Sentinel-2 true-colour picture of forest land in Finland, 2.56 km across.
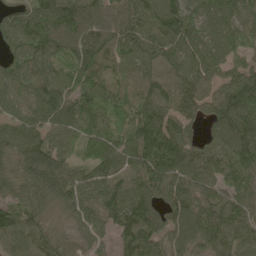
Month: May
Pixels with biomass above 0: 95%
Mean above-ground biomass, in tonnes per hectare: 98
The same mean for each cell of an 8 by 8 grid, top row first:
72 141 117 83 110 139 105 85
75 104 107 113 123 103 99 85
90 106 89 90 91 99 80 112
68 112 87 71 118 102 72 154
105 100 62 78 130 142 56 138
86 116 78 88 127 129 94 77
76 70 91 104 117 119 94 84
89 85 62 55 127 96 111 74
